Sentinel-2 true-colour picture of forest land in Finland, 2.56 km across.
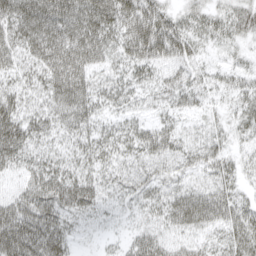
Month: April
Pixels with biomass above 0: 85%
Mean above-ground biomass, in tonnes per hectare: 44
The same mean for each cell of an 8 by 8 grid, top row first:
71 78 70 65 77 36 33 43
53 69 75 42 76 62 15 15
37 55 63 32 31 43 26 27
61 47 58 25 21 30 17 30
78 32 35 35 49 44 39 22
25 56 46 29 43 33 33 29
60 64 45 17 31 52 61 40
83 73 10 11 49 32 27 46
